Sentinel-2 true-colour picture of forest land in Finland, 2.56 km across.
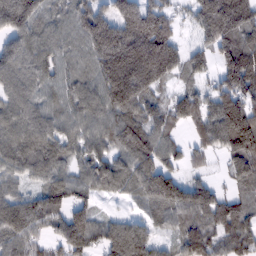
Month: February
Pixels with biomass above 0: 88%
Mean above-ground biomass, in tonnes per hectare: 123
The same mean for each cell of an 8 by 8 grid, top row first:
199 82 121 170 210 68 171 202
108 92 76 292 274 134 88 148
91 86 86 216 217 68 60 174
98 87 97 128 116 116 169 256
103 117 89 106 132 58 97 235
69 96 72 107 109 89 36 112
143 138 103 9 30 111 138 87
117 88 149 179 130 67 127 127
